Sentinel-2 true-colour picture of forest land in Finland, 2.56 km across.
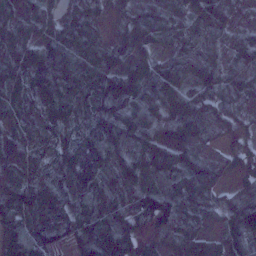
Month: January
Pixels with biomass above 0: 93%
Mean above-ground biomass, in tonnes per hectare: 71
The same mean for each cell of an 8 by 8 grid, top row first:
39 71 71 29 47 49 102 28
64 97 76 41 37 53 71 66
60 107 80 73 98 82 100 42
34 56 50 114 93 82 54 29
50 51 87 110 111 76 23 40
42 74 71 71 74 75 86 49
96 88 61 113 85 84 62 122
116 65 91 120 40 74 64 66
